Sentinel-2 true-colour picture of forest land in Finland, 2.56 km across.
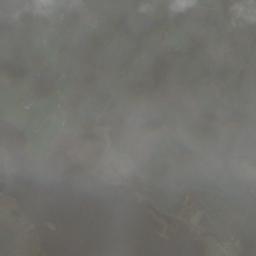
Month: October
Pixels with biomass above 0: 63%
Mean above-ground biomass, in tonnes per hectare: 61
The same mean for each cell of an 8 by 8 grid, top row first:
74 22 78 111 79 72 99 94
67 22 34 70 91 76 92 80
58 80 45 83 76 101 124 127
10 13 50 58 119 100 48 113
15 13 36 51 43 59 60 123
13 0 14 31 141 72 114 101
39 6 0 0 43 102 79 119
86 36 0 0 0 1 21 98
